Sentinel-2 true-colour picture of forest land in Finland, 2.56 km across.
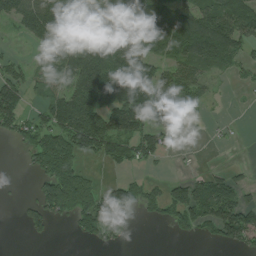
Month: July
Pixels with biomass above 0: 59%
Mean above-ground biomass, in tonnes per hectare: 83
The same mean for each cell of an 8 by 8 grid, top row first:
99 149 107 145 162 135 104 155
5 80 107 161 109 116 142 66
79 71 156 199 164 89 36 15
105 78 186 135 144 101 12 1
38 133 120 119 82 12 4 3
1 136 115 11 28 12 46 23
13 118 138 145 65 82 118 103
0 18 30 52 0 17 35 74
